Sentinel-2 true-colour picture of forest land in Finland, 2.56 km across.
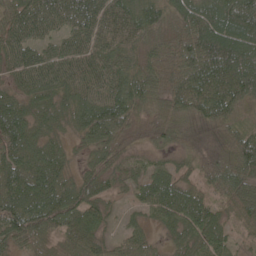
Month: May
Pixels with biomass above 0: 95%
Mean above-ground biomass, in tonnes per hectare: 71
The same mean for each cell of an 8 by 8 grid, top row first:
71 78 79 74 79 65 94 114
65 45 72 69 61 76 114 105
48 69 77 76 79 74 102 113
84 66 82 110 49 79 82 46
106 64 35 80 34 40 50 81
100 101 61 56 52 51 55 87
95 107 91 23 47 89 60 60
65 47 71 33 40 45 70 30
